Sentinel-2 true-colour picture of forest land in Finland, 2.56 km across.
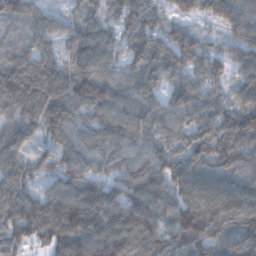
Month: December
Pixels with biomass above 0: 96%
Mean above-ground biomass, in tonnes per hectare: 102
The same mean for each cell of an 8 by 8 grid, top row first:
87 57 64 61 118 64 80 131
67 63 98 77 132 126 71 103
121 109 134 85 103 84 87 84
87 133 95 112 104 104 99 113
81 62 96 102 85 70 112 127
114 56 110 69 118 113 114 111
121 104 104 119 136 122 143 148
104 95 114 130 121 116 139 133
